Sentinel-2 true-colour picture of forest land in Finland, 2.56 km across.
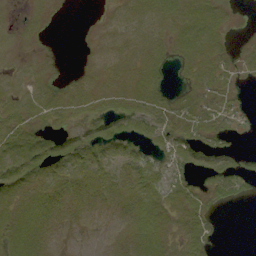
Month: September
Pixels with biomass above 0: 70%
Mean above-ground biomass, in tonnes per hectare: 8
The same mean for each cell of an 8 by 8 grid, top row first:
2 4 0 5 10 11 13 2
5 2 1 8 10 9 12 3
5 7 6 8 11 2 10 4
10 11 8 10 12 10 8 4
13 11 12 13 8 13 6 1
15 11 10 10 11 9 7 10
10 10 7 7 11 9 7 1
10 7 2 3 10 6 7 0
